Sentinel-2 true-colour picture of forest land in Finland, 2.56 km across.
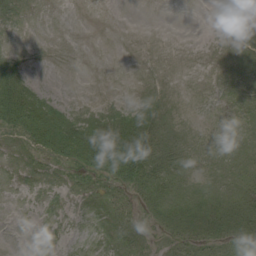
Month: August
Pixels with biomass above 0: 38%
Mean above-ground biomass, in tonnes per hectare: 7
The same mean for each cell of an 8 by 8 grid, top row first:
2 0 0 0 0 0 0 0
1 0 0 0 0 0 0 2
14 1 0 0 0 0 0 4
28 20 6 9 10 1 0 2
5 26 42 28 25 8 1 3
1 2 13 19 26 10 3 8
0 0 2 11 11 22 22 24
0 0 0 3 4 12 16 16
